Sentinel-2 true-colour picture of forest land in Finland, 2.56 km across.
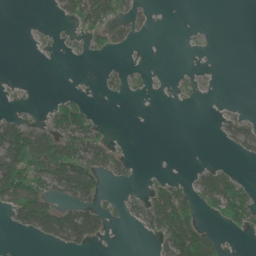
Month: June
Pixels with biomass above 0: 31%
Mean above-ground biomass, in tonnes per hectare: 30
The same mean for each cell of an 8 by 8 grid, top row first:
0 2 58 54 15 0 0 0
0 5 10 24 1 0 3 0
2 0 1 12 6 4 4 0
13 23 67 0 0 0 0 13
117 84 78 24 0 0 0 40
100 87 117 23 5 11 49 23
71 80 80 16 44 136 30 82
2 31 71 5 5 124 71 2
